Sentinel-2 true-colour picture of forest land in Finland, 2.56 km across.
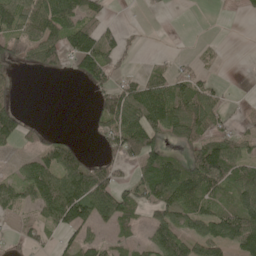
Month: May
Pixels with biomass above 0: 57%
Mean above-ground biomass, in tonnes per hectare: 59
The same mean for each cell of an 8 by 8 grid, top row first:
92 105 86 13 6 2 1 10
67 87 110 65 9 1 16 0
11 7 37 51 50 65 26 1
45 0 0 103 123 107 89 8
42 42 22 67 119 37 78 53
40 100 126 67 78 114 150 80
62 92 152 113 60 114 64 86
22 20 65 42 32 90 84 97
